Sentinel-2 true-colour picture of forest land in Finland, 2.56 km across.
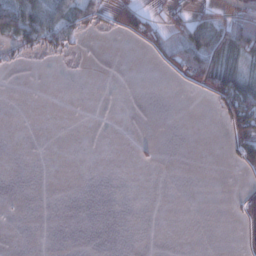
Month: January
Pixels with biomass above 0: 20%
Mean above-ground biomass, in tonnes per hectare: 12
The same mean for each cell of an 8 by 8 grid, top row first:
56 57 37 18 32 19 26 38
18 32 8 0 10 35 62 65
0 0 0 0 0 3 60 58
0 0 0 0 0 0 1 86
0 0 0 0 2 0 0 24
0 0 0 0 0 0 0 1
0 0 0 0 0 0 0 21
0 0 0 0 0 0 0 8
